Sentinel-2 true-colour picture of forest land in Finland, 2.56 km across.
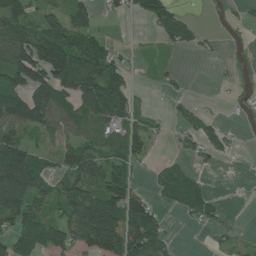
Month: July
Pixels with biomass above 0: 55%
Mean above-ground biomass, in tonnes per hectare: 57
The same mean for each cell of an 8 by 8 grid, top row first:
86 50 57 22 53 61 6 15
120 155 103 35 2 35 10 19
93 129 117 114 1 15 1 15
109 123 71 88 27 18 14 17
82 26 64 43 43 11 51 12
171 55 96 74 3 42 9 3
112 55 114 125 92 24 45 2
58 64 90 148 124 11 5 10
